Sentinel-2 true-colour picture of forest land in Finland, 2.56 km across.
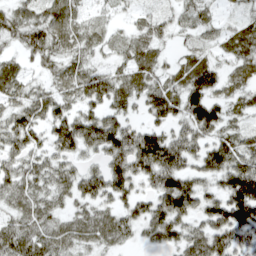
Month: April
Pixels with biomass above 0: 86%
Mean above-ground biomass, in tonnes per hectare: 54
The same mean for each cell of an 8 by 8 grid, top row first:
44 48 32 16 20 26 25 22
27 60 37 23 44 14 27 43
50 27 60 61 54 43 78 38
47 56 56 55 39 62 93 29
48 50 83 92 108 72 60 51
51 48 60 84 63 93 56 106
45 48 36 43 47 123 70 132
77 59 46 43 29 58 81 53
